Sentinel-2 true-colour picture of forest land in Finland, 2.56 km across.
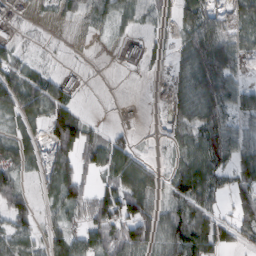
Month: February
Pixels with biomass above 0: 71%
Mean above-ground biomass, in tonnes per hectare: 49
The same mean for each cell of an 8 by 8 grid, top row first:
26 10 32 34 31 40 61 51
35 6 5 3 51 26 107 59
84 66 24 1 1 29 100 36
66 81 31 0 1 30 79 48
66 50 91 61 4 20 97 61
46 40 62 56 68 50 83 57
56 20 54 84 89 53 42 35
61 45 63 83 94 81 64 30
